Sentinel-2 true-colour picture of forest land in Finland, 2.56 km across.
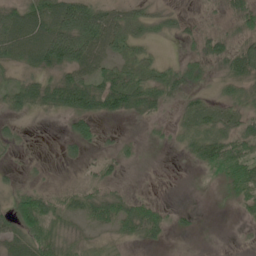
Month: June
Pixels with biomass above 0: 67%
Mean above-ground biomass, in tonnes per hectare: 34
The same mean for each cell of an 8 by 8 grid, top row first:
57 74 101 51 39 20 12 48
68 93 90 49 29 3 38 46
23 42 57 54 45 55 21 51
29 28 55 50 37 18 32 35
17 1 31 11 7 17 70 62
11 4 6 16 1 1 10 68
49 46 34 44 33 8 0 21
44 53 18 13 24 3 0 4
